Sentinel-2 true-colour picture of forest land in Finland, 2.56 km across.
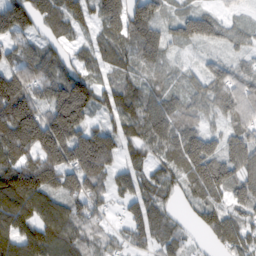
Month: February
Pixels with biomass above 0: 89%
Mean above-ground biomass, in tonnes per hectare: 84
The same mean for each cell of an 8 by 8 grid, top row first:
137 81 84 107 112 55 70 21
56 52 41 80 75 33 39 38
139 73 102 63 51 29 67 75
189 99 142 76 103 66 47 85
162 167 154 103 80 88 33 85
150 134 134 71 62 61 141 97
122 87 71 30 89 26 83 73
108 118 87 40 62 59 35 91
